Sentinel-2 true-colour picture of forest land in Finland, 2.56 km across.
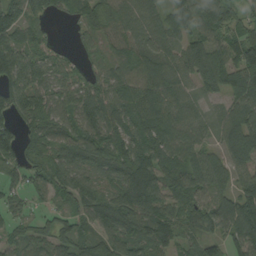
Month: August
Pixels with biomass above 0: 87%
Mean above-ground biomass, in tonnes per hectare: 77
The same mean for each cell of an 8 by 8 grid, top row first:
77 52 47 66 79 74 77 48
100 42 27 51 73 58 89 122
105 82 48 69 80 76 83 82
91 76 90 94 73 84 35 87
78 72 98 91 87 92 45 112
41 82 83 77 173 80 83 59
37 41 70 122 131 70 73 122
50 70 70 84 93 83 61 75
